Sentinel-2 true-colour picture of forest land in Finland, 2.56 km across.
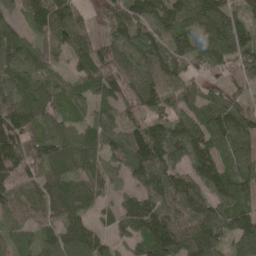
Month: May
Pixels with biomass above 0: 90%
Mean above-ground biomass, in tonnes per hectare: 92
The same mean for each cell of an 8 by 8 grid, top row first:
48 120 39 60 112 118 147 85
84 66 62 90 102 82 122 92
86 81 67 110 118 83 49 62
140 112 55 62 83 77 86 76
136 114 102 80 160 114 98 93
109 113 72 75 120 117 112 93
67 91 86 44 58 107 113 84
56 64 143 54 84 104 150 111
